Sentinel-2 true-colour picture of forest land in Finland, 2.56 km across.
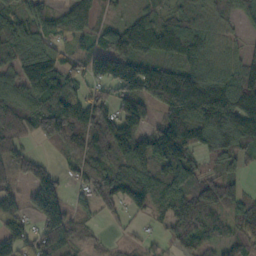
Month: October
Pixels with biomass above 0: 84%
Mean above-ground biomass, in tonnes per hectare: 99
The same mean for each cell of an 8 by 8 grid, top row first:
76 71 116 23 56 70 65 38
111 91 37 120 121 135 97 37
79 165 74 146 168 159 130 126
121 187 171 113 82 159 173 180
74 43 116 185 119 204 107 110
64 83 83 128 127 133 59 52
68 157 33 64 73 77 106 79
106 107 47 18 27 47 58 78
